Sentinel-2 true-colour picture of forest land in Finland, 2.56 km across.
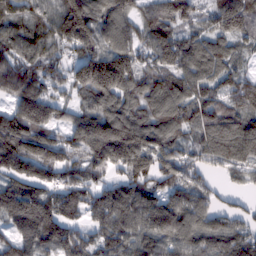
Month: February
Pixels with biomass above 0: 90%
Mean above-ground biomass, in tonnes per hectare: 138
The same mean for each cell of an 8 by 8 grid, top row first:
124 130 223 146 115 100 83 216
115 109 139 146 123 130 139 76
150 110 147 235 139 141 125 123
158 150 103 169 153 154 145 153
214 199 161 285 184 117 141 188
132 113 118 87 128 130 74 73
178 157 125 152 130 136 100 50
122 138 110 115 132 134 128 127
